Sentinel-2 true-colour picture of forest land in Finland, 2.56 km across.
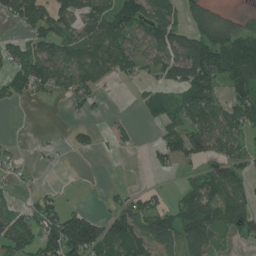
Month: July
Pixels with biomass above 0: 57%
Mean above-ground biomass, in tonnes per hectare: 60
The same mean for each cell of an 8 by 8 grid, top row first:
73 91 81 99 95 65 89 18
48 92 83 103 70 88 155 109
58 94 74 28 24 51 126 100
3 0 20 4 25 55 108 83
7 5 26 11 6 80 101 40
20 2 2 0 1 14 53 66
33 67 31 32 69 56 96 78
108 90 203 103 80 74 65 27
